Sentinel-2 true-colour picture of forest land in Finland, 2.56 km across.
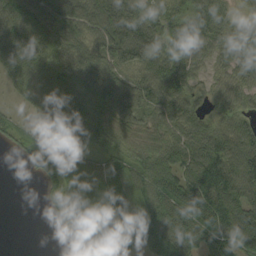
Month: September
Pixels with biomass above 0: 87%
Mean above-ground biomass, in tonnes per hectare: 63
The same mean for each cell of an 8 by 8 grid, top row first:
84 69 67 76 69 48 62 31
83 78 66 82 82 76 61 62
45 85 64 64 70 96 31 51
15 71 82 83 57 74 37 47
28 73 59 51 52 67 89 83
0 53 75 78 88 74 103 85
0 14 34 51 106 95 94 82
0 0 38 45 90 98 68 83
